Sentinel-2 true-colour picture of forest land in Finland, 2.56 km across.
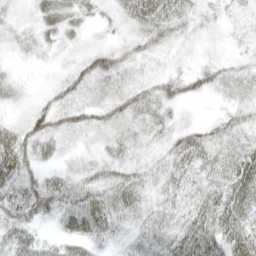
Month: April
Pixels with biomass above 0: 82%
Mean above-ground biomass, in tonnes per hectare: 28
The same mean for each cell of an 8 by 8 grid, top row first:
14 49 30 16 50 35 12 12
16 19 13 30 31 16 7 7
13 4 30 34 21 31 26 29
8 36 31 39 37 11 2 20
48 30 11 28 19 31 36 25
43 22 30 34 30 30 25 46
48 40 55 44 28 27 40 47
35 14 33 20 25 31 45 48
